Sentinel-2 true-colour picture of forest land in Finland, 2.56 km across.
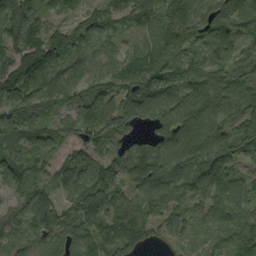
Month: September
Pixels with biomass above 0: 93%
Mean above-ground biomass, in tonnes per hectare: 77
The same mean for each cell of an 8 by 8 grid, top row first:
109 55 51 57 81 78 86 107
90 124 72 31 50 83 73 47
123 119 49 43 108 84 77 52
87 42 50 83 92 124 75 62
86 63 65 67 52 98 113 103
85 58 98 64 95 112 92 48
68 69 87 85 102 77 55 69
77 69 69 69 80 43 27 86
